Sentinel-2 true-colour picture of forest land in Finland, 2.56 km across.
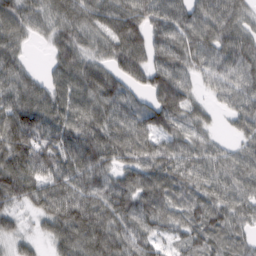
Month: February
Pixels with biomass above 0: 92%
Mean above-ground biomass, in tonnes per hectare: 71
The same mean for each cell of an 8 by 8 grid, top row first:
96 65 84 78 81 73 87 60
57 31 71 69 83 80 78 87
71 47 89 75 58 88 40 75
97 79 82 73 57 95 28 61
118 84 93 86 74 68 46 38
122 88 88 64 76 68 57 63
45 76 97 89 77 59 64 55
35 44 95 94 63 39 61 44
